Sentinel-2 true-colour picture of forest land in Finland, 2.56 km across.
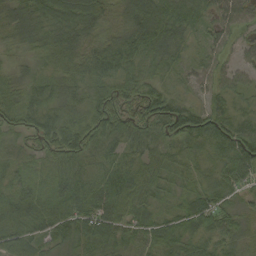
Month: September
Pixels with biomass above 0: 97%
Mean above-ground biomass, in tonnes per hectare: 54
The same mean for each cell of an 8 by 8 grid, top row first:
57 63 78 54 80 61 35 45
31 54 72 75 74 62 33 30
39 40 64 63 54 27 36 29
56 54 50 93 68 65 53 28
28 66 84 49 44 46 47 72
41 39 52 60 62 36 34 58
74 75 67 73 54 37 64 35
78 48 59 55 53 46 40 46
